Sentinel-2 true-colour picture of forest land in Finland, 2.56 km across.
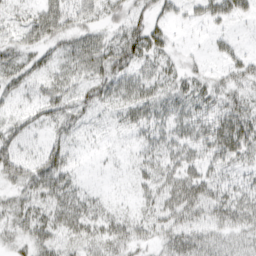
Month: March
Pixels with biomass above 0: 70%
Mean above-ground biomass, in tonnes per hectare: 29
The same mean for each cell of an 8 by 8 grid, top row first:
16 44 38 25 30 15 25 25
33 29 36 42 49 15 8 10
32 24 27 40 32 26 20 34
18 30 32 16 31 29 32 44
33 24 12 3 19 33 39 56
37 50 9 3 20 36 30 22
34 36 35 14 21 46 43 42
25 35 31 38 21 45 37 27
